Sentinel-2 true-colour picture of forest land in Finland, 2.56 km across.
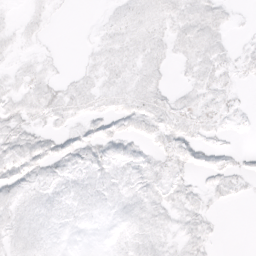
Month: April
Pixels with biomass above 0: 70%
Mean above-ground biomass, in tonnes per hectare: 8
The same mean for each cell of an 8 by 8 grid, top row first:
2 4 0 5 10 11 13 2
5 2 1 8 10 9 12 3
5 7 6 8 11 2 10 4
10 11 8 10 12 10 8 4
13 11 12 13 8 13 6 1
15 11 10 10 11 9 7 10
10 10 7 7 11 9 7 1
10 7 2 3 10 6 7 0
